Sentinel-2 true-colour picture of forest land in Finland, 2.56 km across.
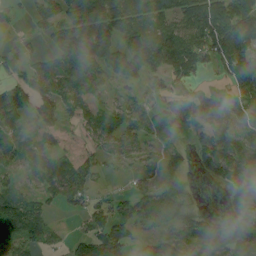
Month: August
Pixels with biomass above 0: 76%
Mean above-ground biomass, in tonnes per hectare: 72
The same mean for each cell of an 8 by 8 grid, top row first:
17 53 136 121 59 80 125 98
23 38 132 131 135 139 113 116
41 85 103 74 64 73 24 115
81 55 48 75 76 104 84 58
55 23 24 58 55 45 109 64
28 53 99 10 34 55 46 64
101 46 43 93 81 59 7 61
100 61 65 140 35 83 65 52
